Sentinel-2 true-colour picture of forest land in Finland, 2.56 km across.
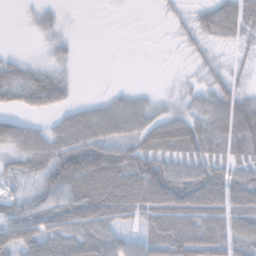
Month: November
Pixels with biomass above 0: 71%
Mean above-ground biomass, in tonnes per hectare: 48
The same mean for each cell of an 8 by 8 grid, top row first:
1 17 0 0 0 13 45 62
2 12 3 0 0 6 18 18
51 51 4 0 0 5 24 21
29 33 33 49 43 24 51 91
51 59 87 64 57 70 56 68
33 75 127 100 103 78 69 61
57 79 102 89 77 94 77 65
82 85 81 55 47 91 90 60
